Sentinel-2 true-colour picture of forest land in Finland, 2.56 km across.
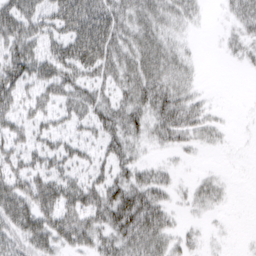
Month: March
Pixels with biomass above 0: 70%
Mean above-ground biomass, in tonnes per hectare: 35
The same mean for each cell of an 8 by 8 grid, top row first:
57 39 76 58 40 28 5 30
51 38 83 61 45 21 0 15
62 52 54 39 52 34 1 0
42 37 44 47 41 58 19 0
36 37 33 37 20 23 15 1
49 51 30 38 26 11 9 0
57 59 58 68 66 15 15 0
41 49 42 42 51 22 6 1
